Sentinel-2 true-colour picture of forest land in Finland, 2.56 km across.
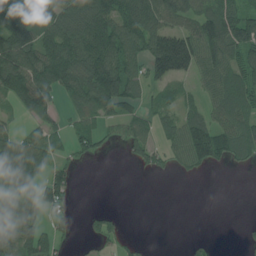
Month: July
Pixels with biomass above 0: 61%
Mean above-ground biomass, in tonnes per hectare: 72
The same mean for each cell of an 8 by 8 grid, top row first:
168 98 120 124 141 87 104 79
177 137 151 150 108 179 112 79
149 153 136 157 78 60 56 72
39 70 58 58 38 46 54 82
88 72 44 19 65 66 151 110
144 71 10 0 9 14 8 1
113 78 4 11 0 0 0 0
92 68 9 33 8 0 7 8
